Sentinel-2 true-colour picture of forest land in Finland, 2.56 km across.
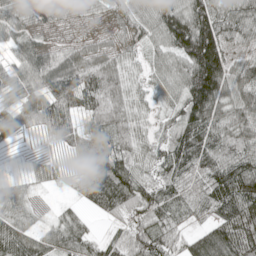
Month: May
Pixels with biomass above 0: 92%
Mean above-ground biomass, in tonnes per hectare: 64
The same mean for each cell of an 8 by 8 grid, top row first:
62 46 27 30 56 119 116 90
38 41 37 33 39 104 192 41
53 81 85 65 32 59 185 87
53 74 51 65 28 42 123 84
15 21 56 65 40 71 79 68
15 34 28 110 45 47 55 110
55 10 25 61 63 43 41 105
102 62 66 24 72 52 102 115
